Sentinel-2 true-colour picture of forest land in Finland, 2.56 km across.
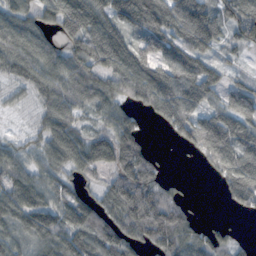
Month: November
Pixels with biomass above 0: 82%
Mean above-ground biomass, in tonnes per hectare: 84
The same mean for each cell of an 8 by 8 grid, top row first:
82 63 142 97 136 125 132 83
94 70 96 138 88 104 92 56
57 87 97 94 128 120 104 36
17 68 65 73 45 113 87 100
38 73 91 106 60 30 140 120
78 69 51 59 132 12 21 128
95 92 98 80 128 103 1 44
77 95 93 104 78 120 70 22
